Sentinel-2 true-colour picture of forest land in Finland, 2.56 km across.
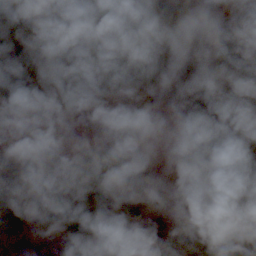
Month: October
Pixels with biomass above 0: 68%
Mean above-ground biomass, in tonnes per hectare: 37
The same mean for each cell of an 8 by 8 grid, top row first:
69 77 42 29 28 29 13 31
79 72 50 7 33 15 35 38
78 81 89 60 45 54 65 37
6 19 25 1 6 16 41 42
7 3 6 16 10 10 41 32
57 67 60 71 39 7 48 53
56 60 48 49 23 1 31 22
12 3 18 8 0 56 70 47
